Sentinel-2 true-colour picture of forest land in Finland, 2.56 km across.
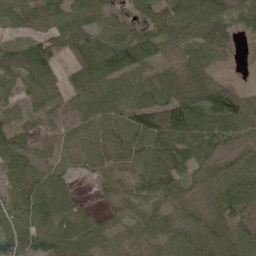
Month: May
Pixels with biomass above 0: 88%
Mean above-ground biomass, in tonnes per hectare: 64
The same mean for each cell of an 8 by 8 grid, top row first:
66 72 69 37 40 82 84 43
55 79 63 85 85 45 83 13
44 66 75 89 68 63 64 4
26 43 37 67 98 130 113 91
77 23 35 70 99 114 102 53
65 61 19 37 76 77 55 73
65 101 45 28 45 44 50 65
82 96 74 43 41 55 74 69
